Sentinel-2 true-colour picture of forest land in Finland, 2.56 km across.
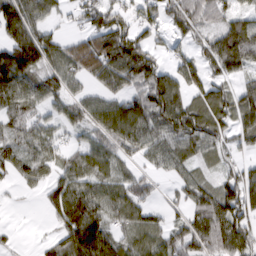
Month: March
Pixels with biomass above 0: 80%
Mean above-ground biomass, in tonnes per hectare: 75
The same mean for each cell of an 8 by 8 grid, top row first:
123 54 44 78 62 80 61 51
136 93 102 122 76 33 69 122
127 77 58 93 109 98 65 50
74 44 65 99 118 123 84 82
61 67 41 77 87 86 75 42
40 40 76 60 45 43 29 70
5 39 129 85 63 31 92 115
13 25 152 86 67 76 88 116
